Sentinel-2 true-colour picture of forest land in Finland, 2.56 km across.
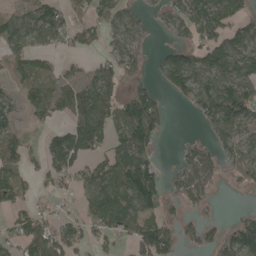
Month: May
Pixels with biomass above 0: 63%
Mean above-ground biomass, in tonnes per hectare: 67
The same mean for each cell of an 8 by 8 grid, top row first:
54 86 48 82 25 57 97 65
52 47 44 54 53 63 104 100
35 59 65 66 43 107 80 105
50 60 77 81 140 5 86 116
55 58 104 58 84 11 45 94
59 58 54 84 94 51 70 61
59 30 38 140 90 31 27 10
62 95 59 38 107 82 54 123
